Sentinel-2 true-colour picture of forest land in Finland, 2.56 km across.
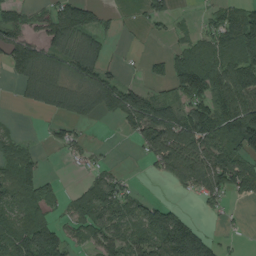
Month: August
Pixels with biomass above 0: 63%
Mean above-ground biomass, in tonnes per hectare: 69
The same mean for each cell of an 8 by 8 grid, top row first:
50 56 117 22 35 30 23 74
120 86 96 18 4 38 70 115
53 101 92 65 26 102 113 147
3 44 79 79 127 70 104 154
49 18 32 4 63 121 111 118
90 25 10 40 6 77 108 96
71 65 50 81 78 38 22 7
99 131 40 93 81 167 77 7
